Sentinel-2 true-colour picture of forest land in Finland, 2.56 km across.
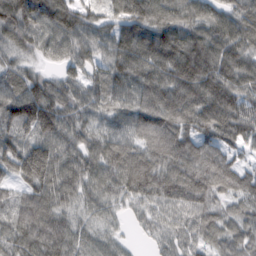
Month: February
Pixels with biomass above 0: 95%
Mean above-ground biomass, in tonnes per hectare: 84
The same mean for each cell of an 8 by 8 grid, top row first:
116 104 80 70 116 88 86 69
61 56 68 84 113 126 107 80
70 56 60 97 98 128 124 90
130 127 66 69 100 116 111 92
99 101 71 79 71 95 68 54
78 112 89 87 114 95 87 81
83 92 57 46 52 65 60 53
91 110 69 45 15 57 54 66
